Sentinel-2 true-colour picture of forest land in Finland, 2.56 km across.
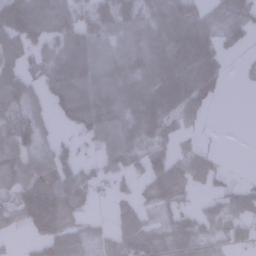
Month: January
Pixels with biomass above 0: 72%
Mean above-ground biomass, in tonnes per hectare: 55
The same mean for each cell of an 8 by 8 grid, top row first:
113 82 46 75 56 80 38 46
72 49 90 62 73 92 67 19
70 62 89 75 77 93 57 3
42 32 92 79 87 59 18 0
63 26 25 61 40 24 8 0
80 65 58 34 48 85 52 4
74 153 37 22 37 44 32 59
7 78 38 55 80 61 39 37
